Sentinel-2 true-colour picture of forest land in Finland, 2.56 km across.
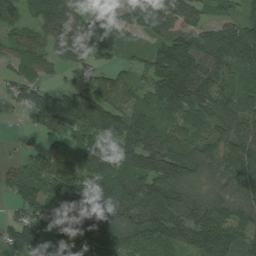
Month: July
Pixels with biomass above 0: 83%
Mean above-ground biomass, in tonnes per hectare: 94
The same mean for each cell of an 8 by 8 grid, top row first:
67 120 110 61 82 98 47 54
83 86 98 20 24 132 103 138
64 43 35 69 59 220 134 78
39 136 122 107 79 101 116 106
9 59 73 124 122 80 81 133
73 91 94 102 131 151 69 133
49 65 95 121 147 123 107 88
99 61 94 163 97 97 142 94
